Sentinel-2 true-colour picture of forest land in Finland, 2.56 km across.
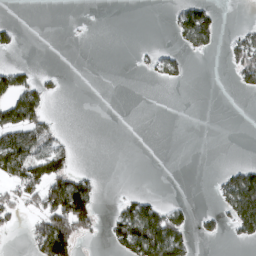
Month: March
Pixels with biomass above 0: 25%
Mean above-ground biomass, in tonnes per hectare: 30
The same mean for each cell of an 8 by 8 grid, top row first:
1 0 1 0 0 38 66 0
18 0 0 0 7 16 31 68
61 14 0 0 5 22 0 34
99 32 0 0 0 0 0 0
69 56 2 0 0 0 0 0
62 63 39 0 0 0 2 74
45 96 129 11 68 26 4 122
1 147 54 42 146 85 12 23
